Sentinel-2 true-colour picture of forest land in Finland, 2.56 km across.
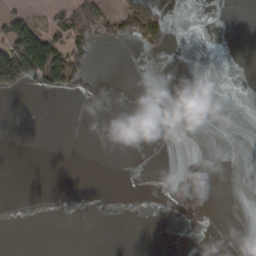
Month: March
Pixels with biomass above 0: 13%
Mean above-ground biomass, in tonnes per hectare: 23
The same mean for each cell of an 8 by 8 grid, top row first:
48 28 117 57 138 0 0 0
181 178 79 13 56 4 0 0
130 104 56 0 0 0 0 0
0 0 0 0 0 11 0 0
0 0 0 0 0 0 0 0
0 0 0 0 0 64 94 0
0 0 0 0 0 66 48 0
0 0 0 0 0 0 0 3
